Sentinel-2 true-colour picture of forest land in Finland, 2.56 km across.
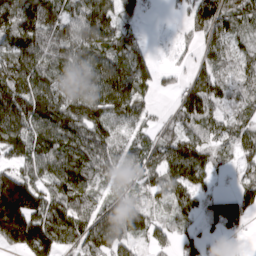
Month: March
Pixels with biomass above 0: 85%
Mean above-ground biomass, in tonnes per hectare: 104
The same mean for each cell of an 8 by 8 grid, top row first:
143 140 106 108 45 19 161 92
121 136 115 98 47 25 73 54
147 135 122 156 102 44 110 76
181 154 157 125 80 79 99 57
139 132 131 108 79 126 83 83
118 110 132 74 85 105 74 49
224 140 102 101 73 89 75 126
165 157 107 138 54 79 65 16
